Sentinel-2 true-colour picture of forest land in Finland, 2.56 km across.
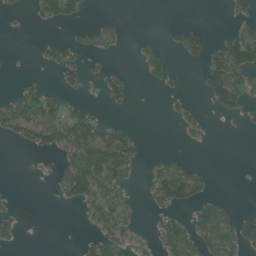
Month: July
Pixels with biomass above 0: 32%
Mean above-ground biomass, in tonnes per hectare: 29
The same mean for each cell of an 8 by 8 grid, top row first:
7 39 21 3 0 0 0 31
0 20 23 19 16 19 40 113
6 4 19 32 12 9 62 65
70 58 35 7 0 12 9 32
20 50 93 97 12 2 5 0
0 4 96 71 10 78 18 0
10 0 25 63 9 38 47 14
20 0 13 54 12 72 55 63
